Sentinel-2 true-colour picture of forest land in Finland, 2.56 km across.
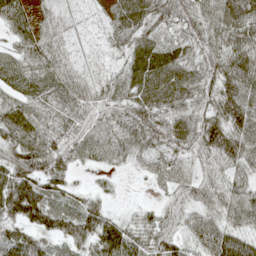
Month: May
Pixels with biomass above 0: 86%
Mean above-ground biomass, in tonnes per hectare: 49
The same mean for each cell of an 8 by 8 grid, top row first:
60 24 18 42 69 54 65 99
32 51 15 29 60 41 63 83
29 49 44 33 81 83 55 106
55 37 55 43 66 58 55 90
74 67 38 33 57 42 70 74
92 67 9 15 14 23 38 36
81 63 48 21 17 31 51 55
35 14 29 22 11 11 77 75
